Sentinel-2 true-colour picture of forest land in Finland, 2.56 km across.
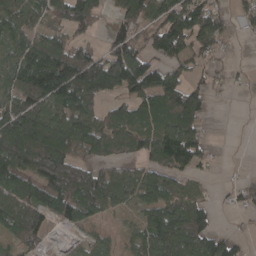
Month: April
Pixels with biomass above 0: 72%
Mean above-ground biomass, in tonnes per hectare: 85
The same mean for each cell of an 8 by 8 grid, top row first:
92 75 121 43 102 135 121 51
84 154 83 97 87 128 78 3
114 191 162 144 157 84 51 11
144 114 127 59 80 128 34 0
152 153 84 56 74 163 36 0
113 117 105 85 91 49 14 11
115 95 108 58 72 89 46 29
53 24 21 25 80 137 108 32
